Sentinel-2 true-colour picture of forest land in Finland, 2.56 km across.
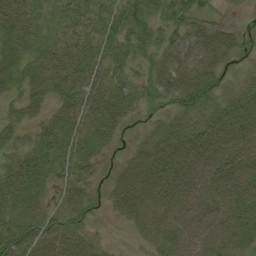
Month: August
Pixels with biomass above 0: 87%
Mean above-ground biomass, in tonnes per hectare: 47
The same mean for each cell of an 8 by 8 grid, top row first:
64 22 40 40 49 35 23 3
53 33 49 38 26 41 68 29
42 61 57 42 29 61 56 24
23 31 58 61 24 36 49 68
33 55 55 28 33 75 75 61
59 47 44 27 77 85 65 65
52 32 46 29 74 63 55 56
67 56 39 3 26 60 59 57
